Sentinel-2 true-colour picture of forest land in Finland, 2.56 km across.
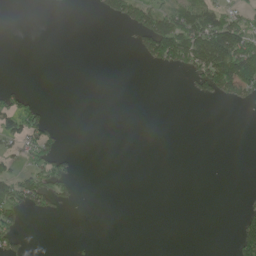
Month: June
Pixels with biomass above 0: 20%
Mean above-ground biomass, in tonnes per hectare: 26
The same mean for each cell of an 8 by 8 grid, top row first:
0 1 0 48 84 96 84 38
0 0 0 0 52 149 166 113
2 0 0 0 0 0 84 165
68 17 0 0 0 0 0 3
36 53 0 0 0 0 0 0
53 84 12 0 0 0 0 0
72 40 8 0 0 0 0 10
36 0 3 0 0 0 0 66
